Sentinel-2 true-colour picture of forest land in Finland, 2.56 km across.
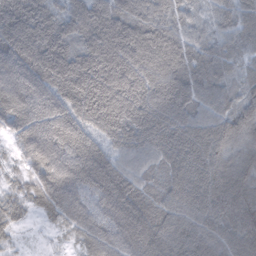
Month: February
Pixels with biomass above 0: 97%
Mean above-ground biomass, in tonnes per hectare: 95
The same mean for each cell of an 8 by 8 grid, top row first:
130 98 107 128 86 73 44 78
125 126 89 136 146 108 65 56
112 98 117 120 111 115 82 49
100 112 102 127 123 115 77 90
42 107 102 69 89 113 129 84
34 103 114 117 68 107 120 110
51 70 92 98 99 93 106 112
23 11 60 109 125 112 84 111
